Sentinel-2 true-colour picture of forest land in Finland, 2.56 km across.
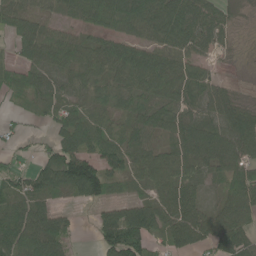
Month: June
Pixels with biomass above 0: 81%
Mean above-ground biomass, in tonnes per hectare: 67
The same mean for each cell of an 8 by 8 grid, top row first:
59 33 55 97 97 116 80 17
44 88 66 67 67 75 44 9
53 56 67 59 89 93 53 4
16 35 60 38 67 62 55 68
20 34 79 75 83 82 107 93
54 79 158 72 71 80 43 93
80 56 16 55 87 90 41 96
102 123 7 95 96 68 66 89
